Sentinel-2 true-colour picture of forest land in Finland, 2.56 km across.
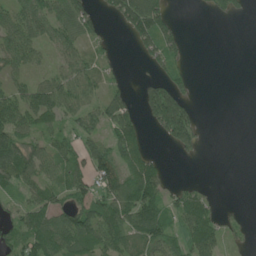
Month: June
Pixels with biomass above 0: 58%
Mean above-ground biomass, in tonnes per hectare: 51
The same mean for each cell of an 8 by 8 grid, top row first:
67 82 93 33 129 15 11 12
92 37 49 13 45 39 0 0
41 47 82 19 23 42 0 0
88 97 74 67 62 195 0 0
89 51 49 57 31 77 5 0
88 54 60 82 83 3 2 0
37 67 66 78 106 49 40 5
52 94 88 70 76 43 72 14
